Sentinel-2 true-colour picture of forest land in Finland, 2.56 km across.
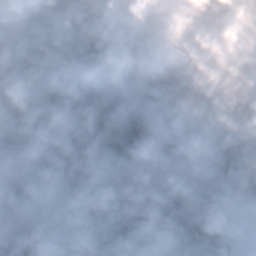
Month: January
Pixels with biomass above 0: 81%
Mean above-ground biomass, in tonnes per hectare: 77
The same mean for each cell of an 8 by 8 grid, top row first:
83 72 96 93 58 39 80 41
104 62 72 54 50 19 63 23
168 122 43 34 98 97 99 63
90 73 46 51 28 61 90 114
85 100 96 148 109 75 35 99
48 31 119 41 138 110 61 98
66 17 87 107 128 118 97 9
100 42 110 86 72 84 106 10
